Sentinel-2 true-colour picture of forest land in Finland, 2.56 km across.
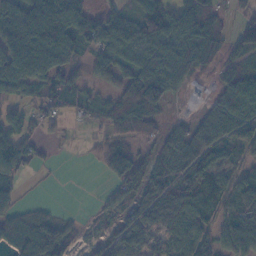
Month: November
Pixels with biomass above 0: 79%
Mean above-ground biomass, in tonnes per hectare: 71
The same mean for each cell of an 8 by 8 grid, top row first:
113 183 86 55 92 85 77 43
164 168 59 74 78 82 77 75
111 81 24 50 144 68 36 91
38 31 26 56 99 19 60 90
80 14 4 66 38 88 105 81
43 3 0 73 83 76 132 72
44 14 3 48 71 70 110 97
74 102 35 59 64 70 82 95
